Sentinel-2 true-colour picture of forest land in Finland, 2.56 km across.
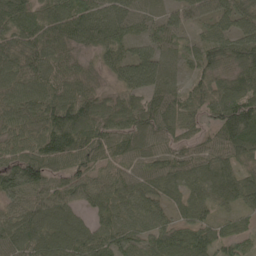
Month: May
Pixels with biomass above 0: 96%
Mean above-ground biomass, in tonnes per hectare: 72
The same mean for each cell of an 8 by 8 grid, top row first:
91 84 87 80 46 60 71 76
88 104 55 83 48 44 75 102
66 74 60 36 94 37 76 96
66 93 112 87 111 89 67 129
59 99 101 82 84 64 60 113
88 81 61 49 61 62 74 64
50 65 36 71 61 36 50 48
67 59 71 71 44 61 65 45
